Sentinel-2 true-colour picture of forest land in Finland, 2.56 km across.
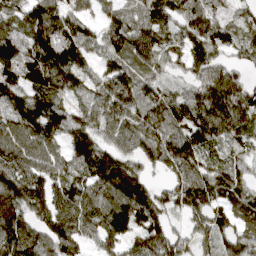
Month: April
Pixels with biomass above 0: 90%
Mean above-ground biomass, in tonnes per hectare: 93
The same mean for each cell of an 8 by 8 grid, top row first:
71 122 72 66 82 76 88 59
103 148 112 83 92 70 102 85
100 115 78 118 82 48 86 61
104 110 65 95 97 110 141 155
106 91 85 58 91 110 89 74
111 97 88 137 56 70 86 74
108 102 109 107 125 67 102 91
111 91 81 90 123 68 65 86
